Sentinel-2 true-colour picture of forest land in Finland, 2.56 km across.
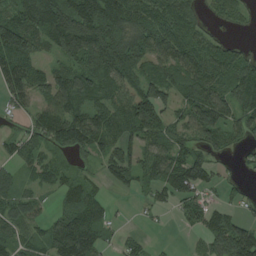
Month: August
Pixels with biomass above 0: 78%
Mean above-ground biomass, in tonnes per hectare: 77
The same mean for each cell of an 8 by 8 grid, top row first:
93 162 169 156 96 99 33 38
134 58 157 156 106 103 88 31
97 65 92 109 100 87 104 112
35 75 84 80 119 55 132 89
50 57 83 65 76 67 67 31
41 54 45 54 66 122 67 16
66 22 97 19 16 32 54 28
64 75 147 22 19 2 56 149
